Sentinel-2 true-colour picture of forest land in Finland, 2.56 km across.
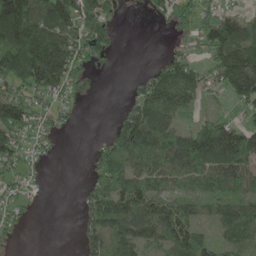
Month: May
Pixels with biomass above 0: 68%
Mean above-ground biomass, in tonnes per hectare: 78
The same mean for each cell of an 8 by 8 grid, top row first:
179 98 154 75 7 81 73 60
138 173 92 69 0 21 88 130
120 154 51 1 54 137 59 157
122 55 11 8 105 79 35 31
96 32 0 70 130 108 181 150
54 6 3 110 83 88 125 109
54 0 32 133 106 95 52 94
11 0 35 93 91 113 62 81
